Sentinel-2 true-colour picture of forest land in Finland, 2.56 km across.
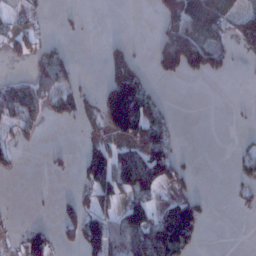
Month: January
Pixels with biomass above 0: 36%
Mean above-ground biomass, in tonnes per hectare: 48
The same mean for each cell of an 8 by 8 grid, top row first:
14 11 7 0 0 108 133 71
34 60 0 38 3 170 106 20
48 104 21 69 61 29 20 1
100 60 40 144 136 13 0 3
37 4 8 48 94 38 0 9
11 8 27 116 141 68 0 22
1 2 53 48 99 112 16 10
9 51 67 76 88 174 3 0
